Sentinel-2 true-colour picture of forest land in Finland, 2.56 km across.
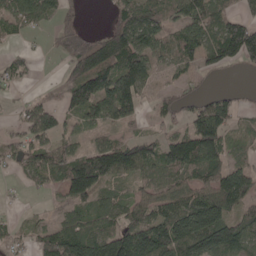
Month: May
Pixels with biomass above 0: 68%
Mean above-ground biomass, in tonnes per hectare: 76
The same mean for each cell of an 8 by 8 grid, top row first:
72 52 10 32 110 68 88 51
12 12 67 144 101 85 103 159
29 3 119 133 97 22 10 1
15 81 81 110 34 42 95 33
47 77 32 72 85 98 147 29
18 60 168 102 59 79 90 122
6 12 53 71 79 103 155 77
22 93 144 126 156 169 150 113
